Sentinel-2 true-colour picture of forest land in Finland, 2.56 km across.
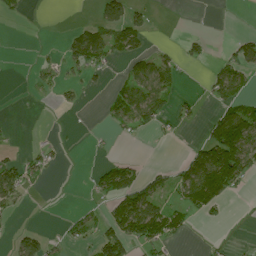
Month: July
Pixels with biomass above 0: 32%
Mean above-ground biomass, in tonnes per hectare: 36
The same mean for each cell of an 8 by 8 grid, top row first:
16 0 0 79 28 0 0 0
0 4 103 65 30 13 13 56
0 17 23 16 83 36 30 58
0 0 8 38 77 26 12 86
4 14 1 4 4 3 95 165
76 12 1 87 37 42 160 87
23 0 12 53 106 47 67 1
29 30 29 93 87 31 6 2
